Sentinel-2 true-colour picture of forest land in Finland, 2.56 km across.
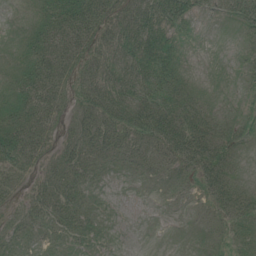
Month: July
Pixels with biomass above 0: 82%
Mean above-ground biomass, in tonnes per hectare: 29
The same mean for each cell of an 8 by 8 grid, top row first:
4 43 69 49 51 43 9 27
12 48 47 43 58 24 1 10
27 49 32 45 53 41 5 8
37 42 28 50 56 54 25 12
55 25 39 39 37 67 56 19
27 26 27 5 13 19 50 13
13 35 28 4 1 4 22 45
16 10 14 2 0 1 10 25
